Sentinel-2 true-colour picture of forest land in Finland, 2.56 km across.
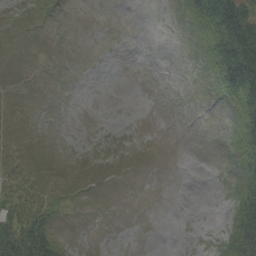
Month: September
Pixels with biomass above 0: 23%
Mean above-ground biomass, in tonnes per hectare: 10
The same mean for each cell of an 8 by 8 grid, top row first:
0 0 0 0 0 3 49 63
0 0 0 0 0 0 25 74
0 0 0 0 0 0 10 69
0 0 0 0 0 0 0 29
1 0 0 0 0 0 0 27
8 3 0 0 0 0 0 24
18 19 1 0 0 0 0 38
52 32 0 0 0 0 3 68
